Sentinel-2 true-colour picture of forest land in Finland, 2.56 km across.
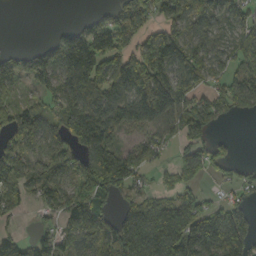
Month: September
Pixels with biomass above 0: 72%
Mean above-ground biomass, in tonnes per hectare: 112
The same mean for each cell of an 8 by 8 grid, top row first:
0 0 17 84 112 92 82 82
16 77 247 164 136 213 126 84
112 121 222 184 239 161 94 85
106 72 163 202 204 151 130 66
93 103 133 131 73 58 77 11
106 86 137 204 46 68 60 52
47 41 119 63 115 128 93 87
62 57 99 167 180 200 222 180
